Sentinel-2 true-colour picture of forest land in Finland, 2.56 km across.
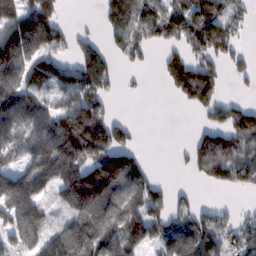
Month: February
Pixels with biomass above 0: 67%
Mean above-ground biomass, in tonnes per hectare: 106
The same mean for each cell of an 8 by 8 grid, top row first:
187 171 2 123 175 148 173 77
225 145 72 64 96 85 147 51
113 102 153 71 11 145 153 32
134 116 172 47 0 3 81 97
79 155 183 158 12 6 104 122
103 130 175 210 98 4 68 112
136 76 137 123 138 66 49 26
83 116 114 114 114 130 155 113
